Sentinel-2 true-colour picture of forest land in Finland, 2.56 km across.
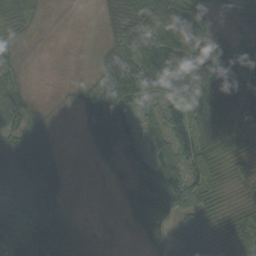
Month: September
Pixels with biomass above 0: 76%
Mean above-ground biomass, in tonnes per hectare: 47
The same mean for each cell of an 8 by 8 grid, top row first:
76 9 0 32 64 57 44 52
20 1 1 30 58 57 50 67
28 0 11 62 71 50 63 76
68 12 21 77 36 44 67 80
49 39 4 57 61 77 67 60
61 55 1 17 87 75 95 37
84 55 1 2 73 62 58 42
62 90 16 1 21 59 74 90
